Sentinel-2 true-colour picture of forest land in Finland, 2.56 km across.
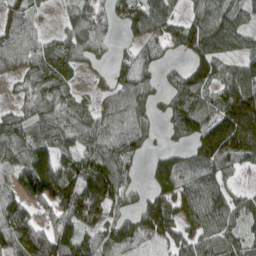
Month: April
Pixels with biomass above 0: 81%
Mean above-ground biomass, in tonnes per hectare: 99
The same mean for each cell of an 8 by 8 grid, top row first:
69 12 82 79 124 53 78 69
85 68 82 32 67 68 114 65
40 90 24 67 82 99 123 117
48 68 72 82 74 123 115 247
99 96 81 101 65 41 185 196
82 214 164 145 34 170 115 34
126 94 180 108 105 134 140 85
116 157 144 116 88 87 111 80
